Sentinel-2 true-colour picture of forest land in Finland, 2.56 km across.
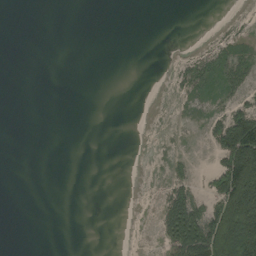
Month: August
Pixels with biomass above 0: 23%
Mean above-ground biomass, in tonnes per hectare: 18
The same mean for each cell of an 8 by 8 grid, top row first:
0 0 0 0 0 0 0 1
0 0 0 0 0 0 12 17
0 0 0 0 0 16 33 42
0 0 0 0 0 2 22 57
0 0 0 0 0 2 18 149
0 0 0 0 1 15 23 153
0 0 0 0 0 87 42 135
0 0 0 0 0 77 123 117
